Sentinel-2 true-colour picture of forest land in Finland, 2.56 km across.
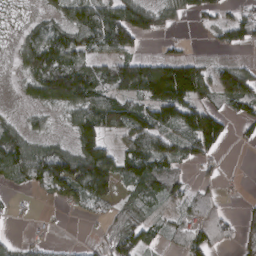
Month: March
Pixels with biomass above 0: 64%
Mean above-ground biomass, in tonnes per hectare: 64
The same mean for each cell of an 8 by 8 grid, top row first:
13 36 82 100 116 49 34 36
31 132 89 82 13 13 11 39
17 131 129 96 149 209 86 120
11 41 86 115 83 120 92 54
92 51 104 37 84 63 99 12
62 97 142 108 105 53 16 4
6 6 40 43 46 23 54 11
18 15 3 63 59 38 72 47
